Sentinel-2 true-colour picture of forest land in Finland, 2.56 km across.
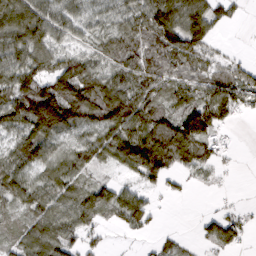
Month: March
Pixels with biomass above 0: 77%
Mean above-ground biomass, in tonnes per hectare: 80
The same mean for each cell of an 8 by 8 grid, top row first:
103 33 50 59 108 153 124 19
101 87 40 87 130 131 71 4
114 110 157 101 114 58 84 89
131 230 131 130 111 83 128 56
88 99 64 107 146 106 81 4
98 80 72 25 95 32 28 4
60 89 101 98 89 1 4 20
49 109 65 11 13 29 54 50
